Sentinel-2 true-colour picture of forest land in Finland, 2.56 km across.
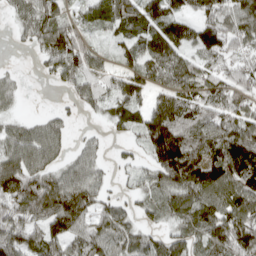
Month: April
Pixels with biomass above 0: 81%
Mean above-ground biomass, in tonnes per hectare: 89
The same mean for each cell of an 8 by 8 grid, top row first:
33 85 44 92 109 93 104 115
12 100 97 34 97 103 95 62
28 19 111 68 91 156 88 70
23 26 33 59 104 149 117 97
97 108 38 23 87 236 145 147
145 95 92 30 53 132 133 132
108 125 113 72 41 76 90 123
114 87 69 81 58 82 90 136
